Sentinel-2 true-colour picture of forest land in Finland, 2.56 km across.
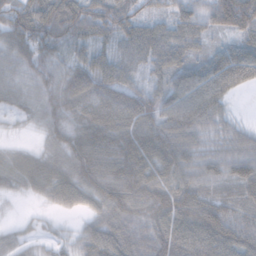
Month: November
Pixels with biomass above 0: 93%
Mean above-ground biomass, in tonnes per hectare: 75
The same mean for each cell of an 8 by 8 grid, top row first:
71 83 89 80 49 56 65 146
71 66 50 48 78 77 38 71
43 60 85 91 43 72 99 69
40 58 80 110 94 102 93 11
21 38 86 101 120 115 52 64
70 92 85 109 104 83 62 89
6 24 51 99 96 132 104 64
42 23 45 110 91 123 127 115
